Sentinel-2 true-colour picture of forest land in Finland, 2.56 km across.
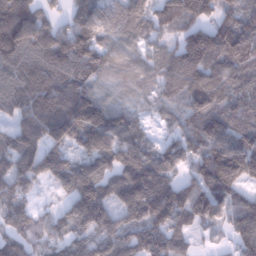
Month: January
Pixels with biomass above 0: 91%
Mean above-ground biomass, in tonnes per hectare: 151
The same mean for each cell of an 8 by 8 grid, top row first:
226 89 129 172 183 175 97 155
209 180 141 180 145 123 216 190
160 176 152 118 154 182 190 149
110 189 230 144 52 82 166 139
136 143 102 162 120 121 200 179
161 102 169 121 194 97 201 179
128 43 188 136 218 219 163 157
134 116 115 171 182 128 28 123
